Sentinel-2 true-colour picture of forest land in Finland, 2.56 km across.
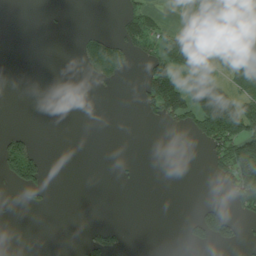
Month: August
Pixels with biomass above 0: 25%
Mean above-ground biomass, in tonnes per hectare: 31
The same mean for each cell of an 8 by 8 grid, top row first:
0 2 0 3 45 6 97 104
0 0 17 47 42 48 37 75
0 0 10 24 52 89 91 65
0 0 0 0 21 84 206 148
52 0 0 0 0 1 57 136
65 16 0 2 2 0 12 128
3 8 0 0 0 0 26 43
0 0 6 25 0 1 46 23
